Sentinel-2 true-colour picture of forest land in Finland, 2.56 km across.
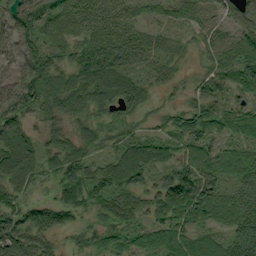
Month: September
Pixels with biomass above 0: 89%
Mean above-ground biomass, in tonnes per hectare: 64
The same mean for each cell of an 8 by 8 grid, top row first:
68 73 51 50 26 30 32 63
66 66 55 90 68 38 33 62
72 113 82 92 48 36 53 61
90 61 63 58 38 39 71 54
80 49 68 48 67 51 52 44
89 52 86 87 91 114 75 58
68 60 69 74 53 114 78 75
78 47 41 61 53 74 47 61
